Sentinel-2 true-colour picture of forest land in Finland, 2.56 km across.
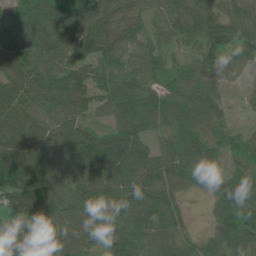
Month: June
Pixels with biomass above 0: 94%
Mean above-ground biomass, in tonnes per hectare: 73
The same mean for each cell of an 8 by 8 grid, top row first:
68 100 88 61 45 58 62 62
94 83 83 80 60 38 52 74
81 82 65 74 71 51 52 25
85 78 60 70 109 92 75 12
84 79 121 114 66 77 61 39
83 94 80 88 87 75 52 68
90 101 82 66 111 60 36 102
66 66 67 73 65 63 45 99
